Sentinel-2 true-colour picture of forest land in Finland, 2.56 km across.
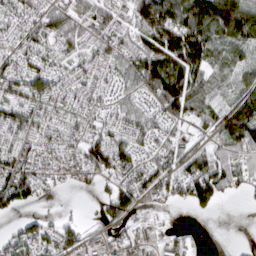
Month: March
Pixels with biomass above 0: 78%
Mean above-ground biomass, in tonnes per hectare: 79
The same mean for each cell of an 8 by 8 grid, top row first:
75 70 71 73 118 138 151 170
64 72 71 72 113 165 125 68
104 96 65 56 128 156 66 61
92 85 73 48 60 88 68 111
64 64 84 107 60 67 41 114
149 63 64 75 114 95 160 80
68 7 5 84 46 19 46 2
99 99 79 63 32 35 2 1
